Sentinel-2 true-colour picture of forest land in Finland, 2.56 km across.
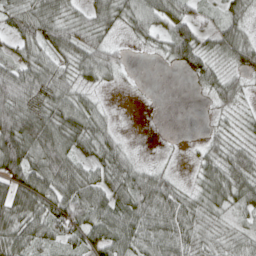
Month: April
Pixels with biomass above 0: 81%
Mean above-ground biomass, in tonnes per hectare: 51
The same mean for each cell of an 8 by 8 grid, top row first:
58 67 41 65 61 66 26 43
33 58 65 35 16 72 39 66
80 67 41 20 1 2 46 33
92 70 70 11 0 0 11 26
114 99 57 44 1 2 26 35
80 92 62 58 47 14 51 72
82 76 78 76 76 70 53 47
74 54 54 72 61 64 42 42
